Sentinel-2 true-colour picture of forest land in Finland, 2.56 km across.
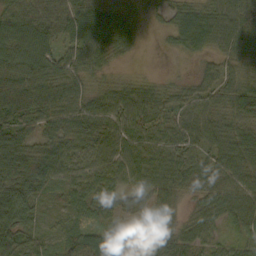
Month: October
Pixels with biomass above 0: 91%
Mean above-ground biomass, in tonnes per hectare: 53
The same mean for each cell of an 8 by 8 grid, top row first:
62 69 83 75 28 40 56 56
72 61 64 58 9 23 38 64
83 71 47 25 22 15 31 42
90 69 57 51 58 49 50 60
68 48 51 57 54 52 46 77
75 61 41 49 49 58 47 71
100 21 42 39 21 38 42 54
67 27 71 69 72 67 38 35
